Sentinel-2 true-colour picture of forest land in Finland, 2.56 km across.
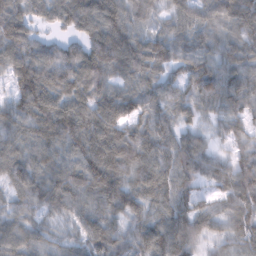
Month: February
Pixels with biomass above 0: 94%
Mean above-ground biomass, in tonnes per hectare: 81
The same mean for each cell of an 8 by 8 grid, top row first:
98 54 109 101 69 57 74 104
102 62 68 130 92 92 73 82
77 110 100 62 79 56 109 93
78 102 93 98 79 61 43 66
71 87 90 119 99 91 49 50
73 93 106 106 93 95 73 103
51 58 77 80 68 88 47 82
81 49 56 78 84 102 45 76
